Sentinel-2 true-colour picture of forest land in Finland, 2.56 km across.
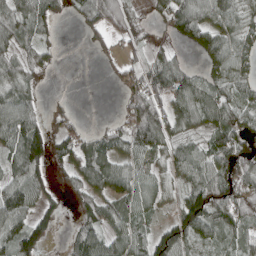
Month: April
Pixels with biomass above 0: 74%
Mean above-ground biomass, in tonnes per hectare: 66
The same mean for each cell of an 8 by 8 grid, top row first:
83 65 34 80 16 97 89 75
72 28 3 25 41 23 88 72
80 9 0 16 92 125 73 72
105 26 6 6 180 104 108 69
84 82 66 69 94 65 57 79
70 47 62 89 56 51 95 99
100 36 37 75 63 51 128 97
94 36 66 65 58 96 54 65
